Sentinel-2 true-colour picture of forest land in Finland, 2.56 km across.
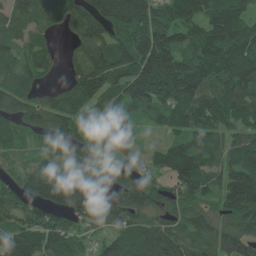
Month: June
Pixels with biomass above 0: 90%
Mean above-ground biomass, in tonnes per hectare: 102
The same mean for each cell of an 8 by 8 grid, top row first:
89 92 124 146 137 101 115 116
75 59 100 142 174 127 135 125
105 30 134 125 191 199 137 143
92 110 70 63 84 108 113 95
55 60 87 52 16 67 87 104
46 113 104 62 49 130 85 141
75 121 117 110 88 78 63 151
130 96 49 79 128 114 76 119
